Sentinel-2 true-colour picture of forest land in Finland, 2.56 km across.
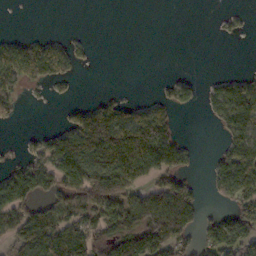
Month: October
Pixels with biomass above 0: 47%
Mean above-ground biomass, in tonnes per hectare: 59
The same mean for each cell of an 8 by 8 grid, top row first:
0 0 0 0 0 0 0 8
80 81 25 0 0 0 0 0
88 64 10 0 0 31 11 32
33 0 63 100 63 43 21 93
7 76 141 175 175 94 0 73
109 95 115 146 90 100 25 106
118 68 79 91 126 170 15 62
49 88 90 101 138 100 54 69
